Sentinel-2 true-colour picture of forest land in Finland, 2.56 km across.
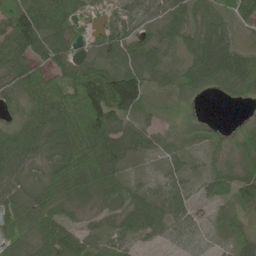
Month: June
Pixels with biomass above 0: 91%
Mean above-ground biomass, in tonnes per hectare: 60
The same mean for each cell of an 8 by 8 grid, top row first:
73 123 32 21 49 54 49 51
104 100 49 61 68 47 63 32
58 89 126 118 78 43 42 56
31 110 161 132 38 15 4 3
72 57 136 122 61 19 29 41
40 55 119 82 21 37 43 70
62 64 31 40 82 62 28 44
46 76 66 32 23 27 12 44
